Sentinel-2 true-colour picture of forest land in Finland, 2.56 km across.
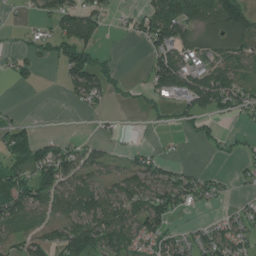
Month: July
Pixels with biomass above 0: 55%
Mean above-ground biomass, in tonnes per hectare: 55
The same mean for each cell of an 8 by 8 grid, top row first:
6 48 101 21 57 120 94 119
19 55 136 10 29 98 41 81
30 0 106 60 23 101 98 63
7 1 7 9 26 34 54 40
70 44 30 16 6 5 31 19
89 99 77 40 77 65 31 15
91 74 89 87 94 67 15 24
60 60 112 83 74 45 66 58
